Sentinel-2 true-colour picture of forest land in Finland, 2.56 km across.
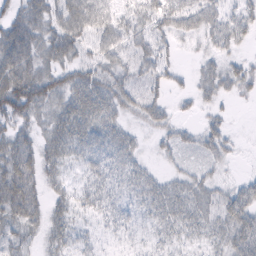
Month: February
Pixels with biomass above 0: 76%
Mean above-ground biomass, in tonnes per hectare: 32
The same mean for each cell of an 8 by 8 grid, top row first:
39 44 71 41 37 48 45 31
68 36 38 47 34 15 19 16
77 50 50 42 33 13 32 35
56 30 55 39 33 13 16 1
50 31 38 41 8 20 28 5
65 28 13 24 22 17 16 9
59 31 17 25 21 37 30 45
38 22 15 8 6 15 19 40
